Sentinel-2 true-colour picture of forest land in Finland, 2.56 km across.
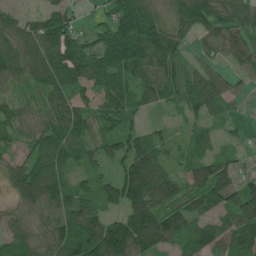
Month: June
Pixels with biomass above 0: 89%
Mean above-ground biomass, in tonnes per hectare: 85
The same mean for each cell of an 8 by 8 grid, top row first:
56 79 24 89 109 68 111 104
99 108 89 133 135 62 37 65
65 116 109 125 89 72 79 28
56 73 77 118 53 29 68 11
39 111 89 73 88 40 79 26
72 127 48 56 166 59 106 51
45 88 109 55 158 90 71 127
88 80 150 207 159 90 82 102
